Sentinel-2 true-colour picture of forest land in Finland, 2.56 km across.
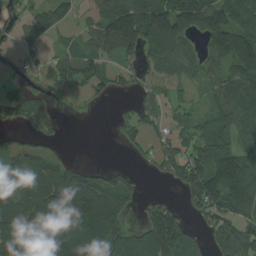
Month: August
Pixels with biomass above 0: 70%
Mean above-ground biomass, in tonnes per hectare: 86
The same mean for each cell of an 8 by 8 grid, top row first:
53 86 63 176 174 212 136 105
31 29 57 96 107 85 66 156
24 48 73 54 30 38 49 117
75 59 4 8 51 21 44 107
57 39 0 4 38 60 89 81
112 145 122 56 11 73 152 140
123 150 245 139 52 48 95 83
129 122 164 116 112 121 46 134
